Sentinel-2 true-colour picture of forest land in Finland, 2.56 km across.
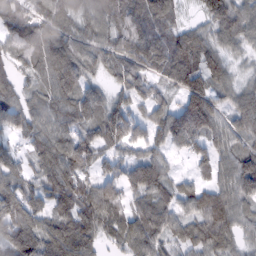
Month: February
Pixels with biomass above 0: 89%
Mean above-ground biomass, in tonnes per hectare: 78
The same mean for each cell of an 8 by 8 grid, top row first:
83 76 59 82 89 43 45 88
75 114 79 78 77 95 77 46
55 83 81 44 70 68 52 32
83 91 95 93 50 64 157 84
37 96 98 79 75 58 70 57
77 84 93 66 110 40 45 115
103 71 91 107 74 71 117 70
139 106 104 52 104 58 72 43
